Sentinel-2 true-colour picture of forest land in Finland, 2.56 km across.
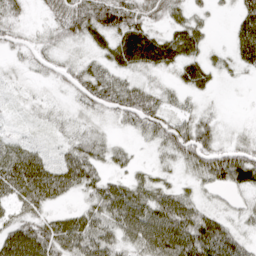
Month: April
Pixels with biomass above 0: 80%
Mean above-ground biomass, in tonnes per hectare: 43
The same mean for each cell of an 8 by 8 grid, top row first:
26 21 73 79 45 34 20 48
21 27 20 54 89 66 25 49
11 14 39 41 21 22 31 8
8 14 23 37 63 32 18 1
32 18 41 25 13 70 61 32
82 78 71 33 24 18 62 65
36 36 28 80 72 73 26 19
78 71 70 55 78 83 91 37
